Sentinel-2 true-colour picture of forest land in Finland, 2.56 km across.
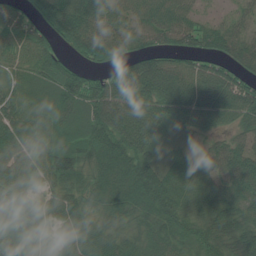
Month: July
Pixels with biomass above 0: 92%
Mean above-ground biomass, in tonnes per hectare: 73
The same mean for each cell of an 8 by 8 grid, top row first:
67 104 97 54 55 62 20 25
69 76 77 79 53 66 67 61
52 88 89 73 122 94 92 73
67 72 77 118 105 95 82 87
94 80 83 105 91 26 28 47
71 65 68 93 99 67 53 89
57 47 64 79 88 77 70 79
77 52 65 67 66 70 73 92
